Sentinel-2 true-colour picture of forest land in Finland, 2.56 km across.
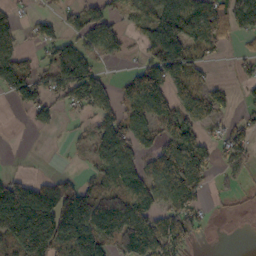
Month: October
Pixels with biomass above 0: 62%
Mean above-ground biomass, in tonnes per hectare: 85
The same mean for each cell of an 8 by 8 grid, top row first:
45 40 76 70 87 155 124 144
68 69 91 82 52 120 98 21
135 78 156 31 109 112 48 25
18 76 45 82 95 101 92 30
0 0 27 132 71 125 59 82
40 44 43 87 79 144 59 39
210 215 201 113 104 125 30 9
137 186 133 104 158 129 7 0
